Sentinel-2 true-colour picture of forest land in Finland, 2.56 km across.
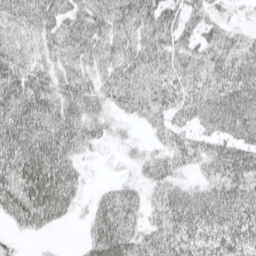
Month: April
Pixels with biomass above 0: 87%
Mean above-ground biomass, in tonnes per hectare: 49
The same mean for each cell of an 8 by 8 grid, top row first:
51 56 57 69 72 48 36 9
45 41 59 52 61 50 48 54
65 49 49 46 49 44 48 64
72 68 59 30 40 43 59 79
73 74 54 18 14 37 36 58
64 90 33 9 27 31 32 63
60 79 17 69 36 56 64 66
12 5 11 88 45 56 49 58
